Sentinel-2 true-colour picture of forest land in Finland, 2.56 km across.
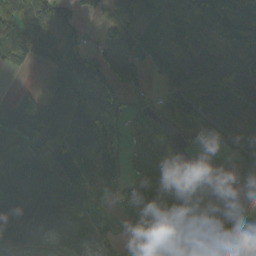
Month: October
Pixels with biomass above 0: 83%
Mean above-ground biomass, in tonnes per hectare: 91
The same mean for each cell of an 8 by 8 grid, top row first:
91 96 60 74 50 118 200 104
50 91 106 98 53 92 108 102
1 44 205 123 35 71 102 121
65 130 118 130 76 115 96 78
60 124 85 119 84 64 33 89
137 137 127 139 55 89 36 83
112 68 66 69 127 154 108 61
45 25 30 54 78 109 129 108
